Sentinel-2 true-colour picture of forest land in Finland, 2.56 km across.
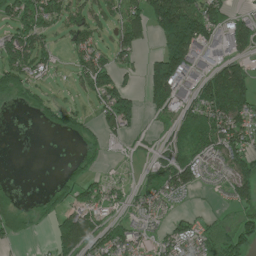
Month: June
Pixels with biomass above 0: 62%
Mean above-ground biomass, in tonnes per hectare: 72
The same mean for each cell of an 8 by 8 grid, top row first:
109 104 63 54 93 227 142 47
121 64 69 66 28 192 83 92
89 21 54 112 68 145 106 165
7 57 45 123 62 67 141 130
0 0 22 15 18 59 110 95
2 3 60 19 42 136 30 120
47 40 96 53 54 16 9 55
36 29 142 91 39 75 54 110
